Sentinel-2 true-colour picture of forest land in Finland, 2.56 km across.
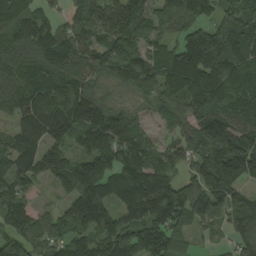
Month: August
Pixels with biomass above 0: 91%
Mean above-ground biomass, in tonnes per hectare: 151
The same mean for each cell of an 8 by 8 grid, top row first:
226 89 129 172 183 175 97 155
209 180 141 180 145 123 216 190
160 176 152 118 154 182 190 149
110 189 230 144 52 82 166 139
136 143 102 162 120 121 200 179
161 102 169 121 194 97 201 179
128 43 188 136 218 219 163 157
134 116 115 171 182 128 28 123
